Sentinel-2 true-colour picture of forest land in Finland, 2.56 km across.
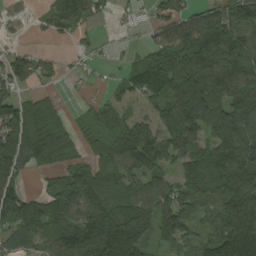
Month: August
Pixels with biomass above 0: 78%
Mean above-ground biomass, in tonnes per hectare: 103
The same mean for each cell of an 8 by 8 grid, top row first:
4 55 114 26 15 75 90 145
28 10 26 13 44 170 169 123
95 36 15 20 123 145 149 145
117 86 13 57 40 149 127 137
145 150 52 92 154 128 107 173
105 52 112 110 104 83 143 178
149 103 163 143 125 135 85 146
75 85 186 243 136 105 79 168
